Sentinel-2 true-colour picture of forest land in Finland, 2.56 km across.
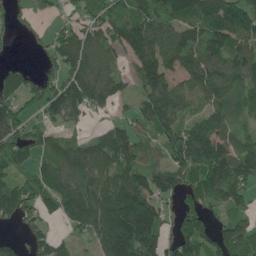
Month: May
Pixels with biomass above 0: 77%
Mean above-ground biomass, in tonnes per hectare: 107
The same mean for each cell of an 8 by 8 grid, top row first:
33 38 68 110 126 115 148 157
5 59 136 109 156 145 135 125
66 60 132 98 115 84 134 105
92 93 78 40 97 116 96 69
124 67 77 130 69 150 205 107
69 111 129 124 129 127 157 171
120 74 142 160 163 60 81 86
41 90 37 172 186 114 98 156
